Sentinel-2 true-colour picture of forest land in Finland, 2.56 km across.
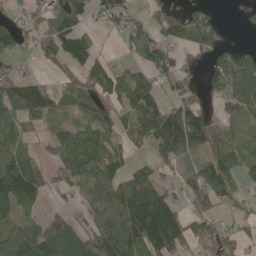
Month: May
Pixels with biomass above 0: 68%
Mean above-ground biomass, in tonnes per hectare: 70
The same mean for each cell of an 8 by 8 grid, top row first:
30 66 65 73 35 53 49 13
54 59 93 5 99 62 64 34
78 25 58 112 74 75 49 103
80 80 61 46 117 78 46 79
56 33 73 64 41 115 94 76
132 45 78 81 49 30 108 89
81 21 34 115 144 59 53 32
111 111 70 128 131 109 58 51
